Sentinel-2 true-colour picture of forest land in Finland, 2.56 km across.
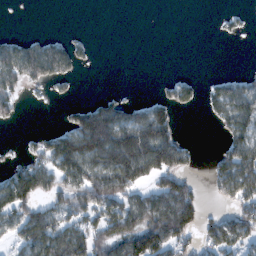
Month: February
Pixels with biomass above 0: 47%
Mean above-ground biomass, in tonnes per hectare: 59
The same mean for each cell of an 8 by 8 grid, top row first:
0 0 0 0 0 0 0 8
80 81 25 0 0 0 0 0
88 64 10 0 0 31 11 32
33 0 63 100 63 43 21 93
7 76 141 175 175 94 0 73
109 95 115 146 90 100 25 106
118 68 79 91 126 170 15 62
49 88 90 101 138 100 54 69
